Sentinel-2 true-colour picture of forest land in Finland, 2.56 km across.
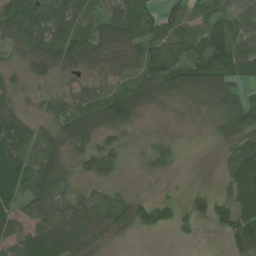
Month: June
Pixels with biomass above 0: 75%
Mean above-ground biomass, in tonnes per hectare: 62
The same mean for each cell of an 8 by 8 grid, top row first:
109 94 72 57 65 48 78 55
48 89 86 70 77 62 106 71
16 27 28 43 76 94 108 60
44 38 87 122 34 8 25 116
108 91 67 38 19 17 7 71
106 118 49 48 13 9 0 117
57 79 89 77 62 32 54 98
59 109 86 30 3 7 2 102
